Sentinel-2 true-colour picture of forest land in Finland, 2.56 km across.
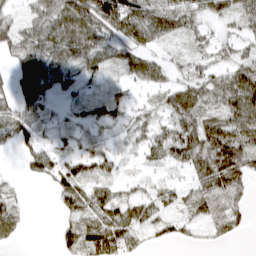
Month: March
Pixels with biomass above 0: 76%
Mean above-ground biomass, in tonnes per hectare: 42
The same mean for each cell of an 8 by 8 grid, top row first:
21 57 89 94 78 55 31 40
51 62 67 42 40 17 20 27
50 62 35 18 30 27 47 74
53 25 22 37 24 56 44 78
45 28 20 20 39 75 87 92
7 42 54 24 17 12 72 57
31 2 61 65 53 32 36 30
19 0 71 78 24 24 18 10
